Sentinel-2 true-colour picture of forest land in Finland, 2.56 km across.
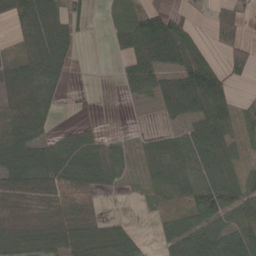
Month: May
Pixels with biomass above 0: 68%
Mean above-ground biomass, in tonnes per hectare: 47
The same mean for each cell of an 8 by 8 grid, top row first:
53 92 32 25 65 29 14 23
23 86 12 15 98 85 25 37
71 59 0 2 74 80 106 21
72 35 5 0 2 60 84 28
86 52 59 25 18 40 79 29
87 88 69 36 21 49 51 34
55 55 60 0 8 20 61 50
65 68 64 61 15 54 68 70
